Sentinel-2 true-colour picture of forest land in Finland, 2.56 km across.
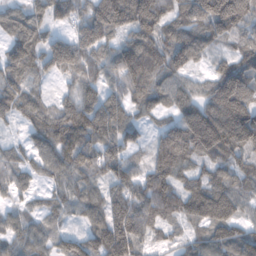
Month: February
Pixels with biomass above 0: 91%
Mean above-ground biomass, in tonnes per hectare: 95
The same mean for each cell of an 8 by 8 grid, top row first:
68 75 88 160 159 89 169 161
86 93 145 85 126 116 75 75
89 37 112 74 94 68 66 148
73 76 114 98 44 70 100 127
37 83 101 96 41 142 151 135
92 56 78 91 94 100 79 91
43 51 59 106 135 108 158 85
75 63 79 146 90 34 93 100
